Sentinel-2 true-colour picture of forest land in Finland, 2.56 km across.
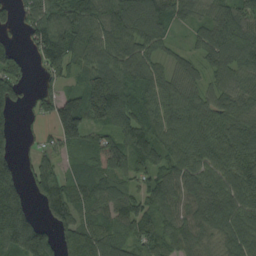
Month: September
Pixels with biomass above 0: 87%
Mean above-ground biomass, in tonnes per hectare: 93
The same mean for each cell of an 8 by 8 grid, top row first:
50 98 118 140 149 91 71 122
39 51 108 105 86 38 95 131
110 35 56 100 101 81 62 85
56 47 140 89 104 116 104 101
40 22 94 78 108 102 117 118
95 88 74 82 71 117 105 114
145 85 84 85 79 94 112 112
155 128 130 89 79 92 76 105
